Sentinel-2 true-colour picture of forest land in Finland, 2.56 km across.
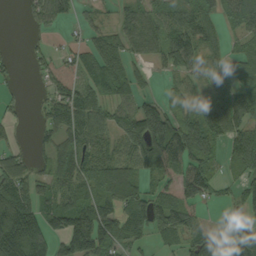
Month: September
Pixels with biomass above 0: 72%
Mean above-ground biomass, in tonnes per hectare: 75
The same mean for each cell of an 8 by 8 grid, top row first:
0 71 22 26 85 84 80 85
3 24 46 80 68 99 55 41
19 34 48 109 28 27 37 72
17 68 98 59 113 52 82 100
29 49 73 63 136 162 93 90
87 61 80 89 51 69 97 54
161 71 108 84 109 110 28 67
209 114 161 101 41 64 110 122
